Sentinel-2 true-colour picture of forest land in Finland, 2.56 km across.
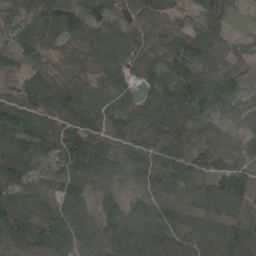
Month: May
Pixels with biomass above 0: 97%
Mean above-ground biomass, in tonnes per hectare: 74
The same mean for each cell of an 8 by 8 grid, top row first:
56 87 108 53 66 37 77 16
40 40 51 63 50 67 84 35
33 92 50 63 44 109 109 72
78 108 90 73 94 122 78 35
87 73 106 69 79 108 59 37
80 41 102 71 54 73 90 58
97 64 88 63 79 56 97 63
90 115 89 102 108 80 68 93
